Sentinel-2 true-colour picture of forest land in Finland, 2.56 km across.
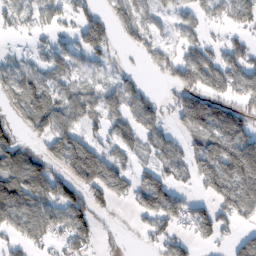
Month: February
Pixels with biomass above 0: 66%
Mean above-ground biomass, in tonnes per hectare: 73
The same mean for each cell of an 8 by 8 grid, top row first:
42 52 56 60 58 45 47 65
12 48 65 36 69 48 58 69
75 64 50 44 20 81 117 136
55 125 79 65 81 74 154 75
84 84 99 36 56 53 113 130
143 103 113 109 57 51 105 164
129 98 103 39 86 84 43 94
56 58 83 9 21 59 41 67
